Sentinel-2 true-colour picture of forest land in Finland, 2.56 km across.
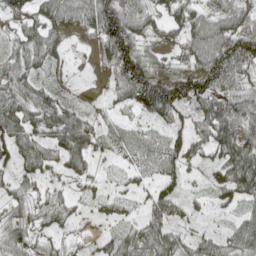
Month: May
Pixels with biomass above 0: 86%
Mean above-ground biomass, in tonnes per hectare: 61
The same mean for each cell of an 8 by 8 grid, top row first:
59 73 72 118 61 46 62 69
52 67 11 115 65 39 94 120
83 30 4 43 131 102 108 61
88 85 43 21 56 76 77 88
89 65 93 43 63 65 77 97
46 36 41 11 35 57 29 102
60 58 23 28 33 48 20 43
73 42 20 45 89 64 47 72
